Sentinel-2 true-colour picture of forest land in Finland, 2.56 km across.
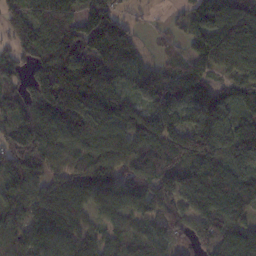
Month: November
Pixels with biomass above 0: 89%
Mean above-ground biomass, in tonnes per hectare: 101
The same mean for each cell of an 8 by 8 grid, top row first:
95 120 42 69 18 30 78 108
84 117 103 77 29 27 121 127
63 106 161 101 87 103 76 81
101 122 142 116 83 102 180 70
123 148 101 117 105 148 189 126
140 84 106 97 117 110 139 110
83 100 74 93 93 111 114 101
88 99 118 78 90 84 143 106
